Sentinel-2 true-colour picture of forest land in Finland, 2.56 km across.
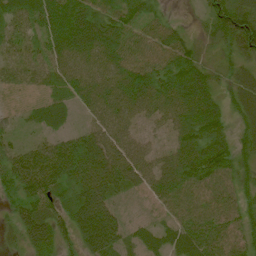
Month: July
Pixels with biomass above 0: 92%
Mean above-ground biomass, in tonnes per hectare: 63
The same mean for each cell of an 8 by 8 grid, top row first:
46 65 81 64 46 9 41 77
37 50 87 79 57 69 20 69
37 33 70 82 96 96 71 59
14 35 25 77 57 82 103 53
39 52 76 78 45 67 97 45
97 106 87 89 63 79 92 49
51 60 90 69 27 53 63 52
28 78 83 96 44 52 77 52
